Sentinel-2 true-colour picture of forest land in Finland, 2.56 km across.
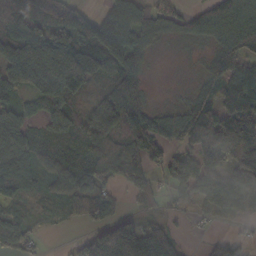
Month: October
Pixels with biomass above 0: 80%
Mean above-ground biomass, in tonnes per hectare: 92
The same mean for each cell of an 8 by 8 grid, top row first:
185 120 102 155 94 59 50 76
135 141 140 204 83 12 38 75
93 159 161 126 46 5 64 121
77 70 65 166 79 47 90 117
85 90 105 119 87 56 208 179
95 62 119 100 86 91 151 158
46 28 44 42 25 25 66 99
81 7 28 199 154 45 33 50
